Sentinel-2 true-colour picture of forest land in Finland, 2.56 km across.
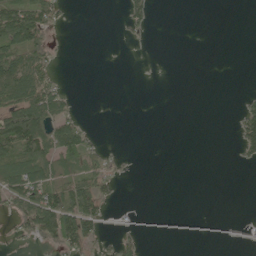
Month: May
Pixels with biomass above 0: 29%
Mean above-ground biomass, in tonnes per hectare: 31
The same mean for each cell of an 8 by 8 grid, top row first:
124 74 0 0 36 0 0 0
102 47 0 0 2 0 0 0
144 55 0 0 0 0 0 0
127 113 12 0 0 0 0 27
133 116 63 3 0 0 0 42
87 89 59 29 0 0 0 0
54 133 108 13 1 0 0 0
22 52 78 16 16 3 3 3
